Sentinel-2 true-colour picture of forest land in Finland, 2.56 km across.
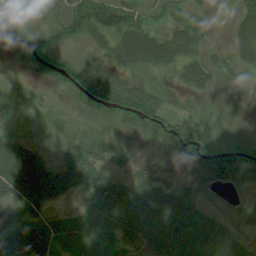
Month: August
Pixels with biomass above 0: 80%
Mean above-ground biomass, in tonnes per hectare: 43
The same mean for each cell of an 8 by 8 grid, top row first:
26 21 73 79 45 34 20 48
21 27 20 54 89 66 25 49
11 14 39 41 21 22 31 8
8 14 23 37 63 32 18 1
32 18 41 25 13 70 61 32
82 78 71 33 24 18 62 65
36 36 28 80 72 73 26 19
78 71 70 55 78 83 91 37
